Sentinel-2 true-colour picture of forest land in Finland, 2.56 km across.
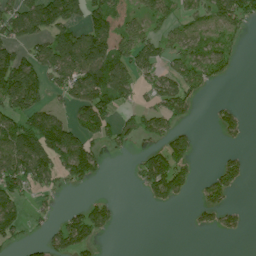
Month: July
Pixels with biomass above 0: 49%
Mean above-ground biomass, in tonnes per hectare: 61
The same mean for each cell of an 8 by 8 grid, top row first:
92 139 71 75 45 42 52 92
65 92 137 89 72 48 54 18
163 60 105 117 40 78 45 3
91 63 77 65 44 63 6 29
141 146 98 36 23 74 0 11
145 94 95 3 91 117 28 57
86 23 45 42 8 15 67 22
38 53 113 6 0 0 0 8
